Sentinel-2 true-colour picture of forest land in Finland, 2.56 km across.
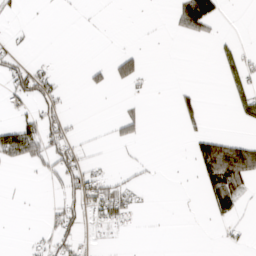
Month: March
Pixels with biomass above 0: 21%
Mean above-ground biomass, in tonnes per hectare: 17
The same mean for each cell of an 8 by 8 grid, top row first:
5 0 1 0 0 33 57 0
8 0 0 1 5 0 1 16
47 30 3 32 16 0 0 34
18 27 0 1 10 17 7 27
84 53 14 12 8 0 58 47
0 16 53 14 6 0 66 88
1 8 38 47 4 0 25 25
0 18 23 4 0 0 0 6
